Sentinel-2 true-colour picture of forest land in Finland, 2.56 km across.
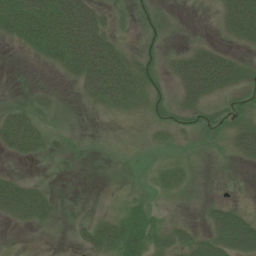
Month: July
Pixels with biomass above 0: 57%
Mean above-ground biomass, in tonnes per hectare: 27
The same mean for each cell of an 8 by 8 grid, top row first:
79 72 80 19 14 8 2 56
12 59 82 44 12 8 28 13
2 1 44 83 40 30 72 29
29 17 3 21 19 26 21 21
47 21 10 3 5 12 13 37
15 2 3 3 4 22 2 0
42 23 8 12 28 4 24 24
1 1 16 47 56 41 52 87
